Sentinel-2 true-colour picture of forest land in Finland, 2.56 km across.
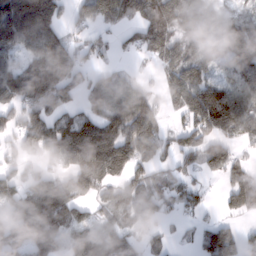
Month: February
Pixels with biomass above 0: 75%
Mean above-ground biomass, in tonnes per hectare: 90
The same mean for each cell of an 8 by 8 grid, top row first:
188 144 59 95 94 116 69 36
93 206 51 28 55 78 39 112
140 218 74 62 19 92 87 131
60 107 68 101 131 39 156 153
59 119 196 182 154 57 94 57
59 61 114 90 69 43 39 74
104 165 66 77 111 38 22 69
79 93 73 99 44 12 70 59
